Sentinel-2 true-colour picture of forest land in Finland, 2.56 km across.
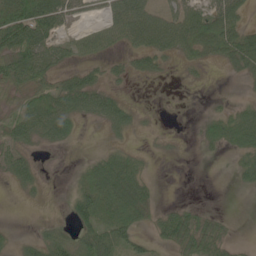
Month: June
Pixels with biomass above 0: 57%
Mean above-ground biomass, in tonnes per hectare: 33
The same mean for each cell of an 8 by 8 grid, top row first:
85 91 25 40 58 46 53 37
97 60 33 22 49 44 41 72
50 37 38 18 11 4 4 10
32 61 46 54 9 3 11 25
47 27 6 13 5 4 17 41
39 7 18 68 27 0 0 23
0 2 45 54 44 23 10 0
12 52 50 55 24 51 65 6
